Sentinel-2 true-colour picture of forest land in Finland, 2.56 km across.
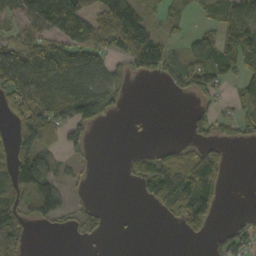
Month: October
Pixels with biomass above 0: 51%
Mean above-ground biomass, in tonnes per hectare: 55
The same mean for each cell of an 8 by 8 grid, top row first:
35 114 122 141 70 37 35 82
85 103 93 61 141 20 59 123
85 80 96 52 20 42 69 39
65 80 92 35 2 0 38 47
82 66 45 0 5 26 43 26
124 96 15 0 64 119 118 0
81 121 23 3 5 87 88 2
57 0 15 2 0 1 18 46
